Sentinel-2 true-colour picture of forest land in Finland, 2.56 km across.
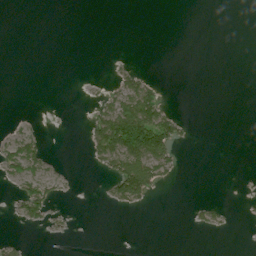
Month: July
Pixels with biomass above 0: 16%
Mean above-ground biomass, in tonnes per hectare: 14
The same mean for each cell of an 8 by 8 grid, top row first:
0 0 0 0 0 0 0 0
0 0 0 0 0 0 0 0
0 0 0 10 27 0 0 0
1 1 0 56 104 13 0 0
45 9 1 105 140 51 0 0
39 26 1 46 115 13 0 0
24 46 0 9 11 0 21 1
9 2 0 0 0 0 1 0
